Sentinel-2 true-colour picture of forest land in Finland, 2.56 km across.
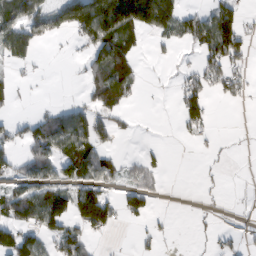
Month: February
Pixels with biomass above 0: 42%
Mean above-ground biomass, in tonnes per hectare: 47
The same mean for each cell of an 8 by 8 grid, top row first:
61 73 125 176 178 106 52 63
95 7 20 131 18 20 81 71
17 3 11 101 16 14 55 39
12 26 47 54 1 21 51 0
36 85 80 23 6 2 9 1
44 57 71 46 36 0 6 1
105 143 127 76 55 1 6 2
112 55 67 5 14 4 7 14
